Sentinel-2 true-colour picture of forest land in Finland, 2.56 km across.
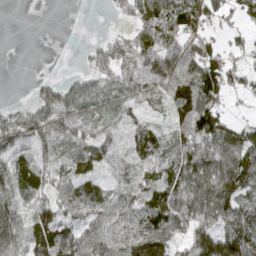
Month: April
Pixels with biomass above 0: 78%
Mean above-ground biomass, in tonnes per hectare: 77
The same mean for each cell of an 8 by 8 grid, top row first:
0 0 0 18 99 88 85 65
0 0 5 71 113 95 69 35
0 30 48 73 87 112 121 53
65 140 61 45 52 68 112 17
97 108 82 60 83 63 81 104
101 87 77 39 80 102 116 122
71 101 116 79 113 124 125 105
74 93 98 86 119 68 160 153
